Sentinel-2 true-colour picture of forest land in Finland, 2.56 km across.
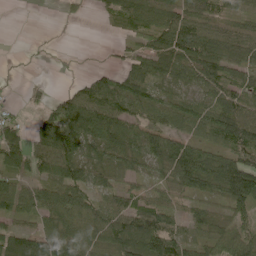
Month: June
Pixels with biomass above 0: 77%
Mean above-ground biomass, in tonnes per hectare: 65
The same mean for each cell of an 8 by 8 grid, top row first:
0 0 8 42 71 77 66 37
0 3 2 13 50 131 104 98
2 8 27 70 92 67 89 68
11 62 127 98 66 64 72 135
97 124 99 79 80 88 60 104
64 56 72 51 29 88 101 155
69 74 83 69 58 35 26 52
95 91 77 80 107 65 44 61
